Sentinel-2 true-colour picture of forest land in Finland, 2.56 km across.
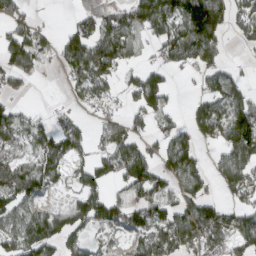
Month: March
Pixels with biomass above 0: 63%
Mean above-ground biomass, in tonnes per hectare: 74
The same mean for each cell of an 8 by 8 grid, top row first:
74 5 60 92 127 125 210 54
94 34 111 115 39 106 138 14
40 1 74 54 88 11 71 56
53 19 23 30 62 24 89 115
54 90 77 98 57 95 31 124
109 94 51 59 119 81 47 95
74 55 91 87 85 81 92 62
81 99 60 34 92 108 100 61
